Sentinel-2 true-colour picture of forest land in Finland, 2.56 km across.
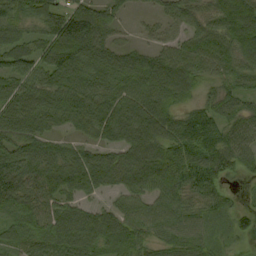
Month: September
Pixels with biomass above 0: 89%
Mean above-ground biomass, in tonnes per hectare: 74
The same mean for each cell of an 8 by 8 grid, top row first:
73 71 104 56 16 52 64 110
72 82 125 75 40 67 93 93
70 78 92 81 90 105 49 61
91 87 86 91 94 64 75 60
80 66 49 66 111 77 92 72
96 95 108 90 123 105 81 31
60 67 57 47 55 73 54 26
55 76 90 79 54 67 45 27
